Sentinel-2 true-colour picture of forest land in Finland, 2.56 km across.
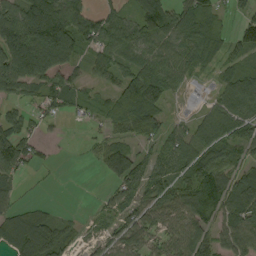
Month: September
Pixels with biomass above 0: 79%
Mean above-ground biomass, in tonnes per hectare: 71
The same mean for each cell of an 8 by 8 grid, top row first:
113 183 86 55 92 85 77 43
164 168 59 74 78 82 77 75
111 81 24 50 144 68 36 91
38 31 26 56 99 19 60 90
80 14 4 66 38 88 105 81
43 3 0 73 83 76 132 72
44 14 3 48 71 70 110 97
74 102 35 59 64 70 82 95
